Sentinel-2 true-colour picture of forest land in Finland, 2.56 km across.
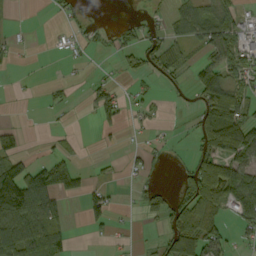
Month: September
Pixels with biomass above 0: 43%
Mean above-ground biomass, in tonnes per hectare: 41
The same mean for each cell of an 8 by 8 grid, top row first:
3 6 17 0 11 40 66 36
19 1 21 17 48 32 69 74
3 4 6 16 18 20 76 55
1 7 5 57 22 3 70 72
39 7 6 5 13 6 69 96
120 95 44 10 25 15 104 107
143 84 18 38 24 54 103 92
117 78 1 13 5 70 77 20
